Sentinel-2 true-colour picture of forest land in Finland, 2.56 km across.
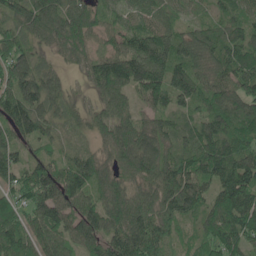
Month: May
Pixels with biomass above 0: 94%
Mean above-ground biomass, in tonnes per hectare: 97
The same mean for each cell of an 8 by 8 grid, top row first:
86 125 103 52 75 51 47 77
104 41 66 56 148 112 97 109
130 79 17 132 175 130 99 142
146 82 34 77 55 79 98 98
72 53 25 98 112 70 114 97
83 125 121 84 99 113 87 139
95 133 104 109 95 101 97 158
146 114 104 117 154 48 94 116
